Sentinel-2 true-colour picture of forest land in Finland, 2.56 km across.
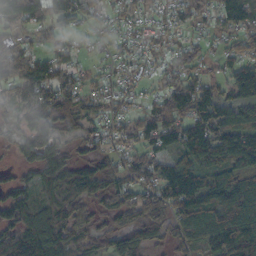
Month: October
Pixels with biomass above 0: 85%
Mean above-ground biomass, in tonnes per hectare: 83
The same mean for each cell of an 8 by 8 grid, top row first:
90 77 49 40 52 61 59 115
77 51 33 34 43 41 34 80
96 101 49 38 44 74 64 116
60 102 65 50 62 115 132 112
49 111 50 51 71 92 149 127
44 108 114 80 71 143 91 98
108 94 88 73 107 112 133 145
126 152 87 79 87 56 56 141
